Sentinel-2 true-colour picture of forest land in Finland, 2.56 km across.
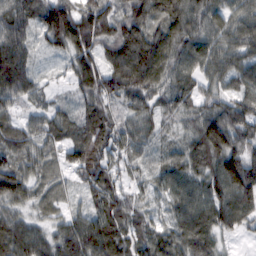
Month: February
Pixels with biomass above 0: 97%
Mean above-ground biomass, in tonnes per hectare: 87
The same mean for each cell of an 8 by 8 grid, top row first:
82 121 142 114 109 111 92 75
94 41 127 110 145 114 88 80
124 19 97 130 145 93 71 64
53 54 60 66 68 67 84 106
84 63 106 77 40 27 156 109
106 35 59 70 31 71 117 170
54 32 38 102 43 60 112 125
110 80 136 117 84 92 102 23
